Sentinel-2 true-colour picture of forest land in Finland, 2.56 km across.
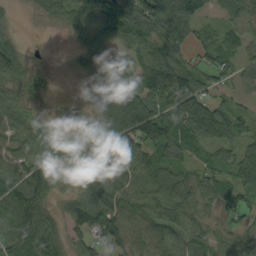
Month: September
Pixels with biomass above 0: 88%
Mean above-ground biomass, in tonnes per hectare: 71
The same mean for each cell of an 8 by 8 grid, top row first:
13 42 86 121 136 118 33 61
59 4 47 70 88 90 64 50
73 20 14 89 99 121 64 36
71 22 32 173 145 97 98 35
67 102 51 73 108 83 57 51
90 84 75 72 47 63 56 70
107 52 87 114 83 82 39 50
81 94 32 56 72 67 61 35
